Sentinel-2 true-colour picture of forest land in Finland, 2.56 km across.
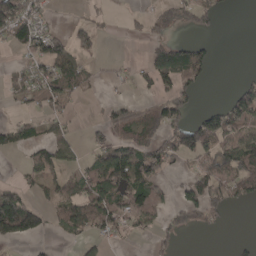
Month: April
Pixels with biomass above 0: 43%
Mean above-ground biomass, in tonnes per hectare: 55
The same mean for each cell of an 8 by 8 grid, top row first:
143 22 8 12 25 64 63 1
46 109 65 0 17 62 29 0
37 99 59 16 32 89 26 15
13 57 6 44 52 74 40 93
54 74 26 70 72 103 102 97
8 71 64 164 128 14 82 96
162 45 102 113 95 67 85 18
80 11 34 32 12 28 1 7
